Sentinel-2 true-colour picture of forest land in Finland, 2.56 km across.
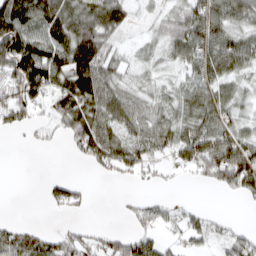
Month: March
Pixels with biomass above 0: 68%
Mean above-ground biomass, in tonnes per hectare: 56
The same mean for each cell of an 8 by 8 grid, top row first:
115 96 100 100 23 53 89 60
137 110 137 46 29 73 88 81
86 92 112 63 32 30 71 39
59 37 115 80 59 54 80 35
1 10 65 79 63 72 98 84
0 11 3 22 24 10 55 104
0 17 24 1 33 18 11 3
77 54 54 47 52 18 32 65
